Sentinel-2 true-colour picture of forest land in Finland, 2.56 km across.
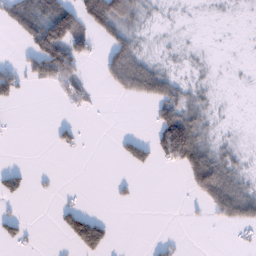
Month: January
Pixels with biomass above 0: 36%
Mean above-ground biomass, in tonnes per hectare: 33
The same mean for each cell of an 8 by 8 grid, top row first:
79 129 108 140 28 3 2 2
7 170 73 59 18 7 2 1
71 60 41 43 91 35 6 1
1 0 13 0 1 85 20 0
1 5 19 5 44 181 38 8
42 4 0 5 2 3 67 36
4 0 31 5 0 0 44 95
32 0 99 29 1 11 0 10
